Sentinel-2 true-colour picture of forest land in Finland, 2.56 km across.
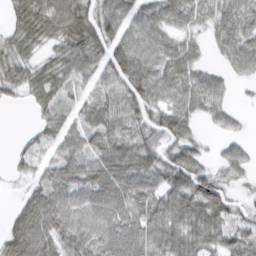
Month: March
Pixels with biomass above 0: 84%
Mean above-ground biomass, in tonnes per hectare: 57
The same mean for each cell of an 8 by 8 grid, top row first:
47 83 66 63 68 48 38 61
47 29 81 87 80 47 19 58
43 66 47 65 87 63 48 18
1 38 62 60 52 67 37 14
11 47 58 62 55 53 13 26
17 59 69 90 82 86 54 26
49 82 69 88 91 81 86 31
89 70 74 81 83 72 57 49
